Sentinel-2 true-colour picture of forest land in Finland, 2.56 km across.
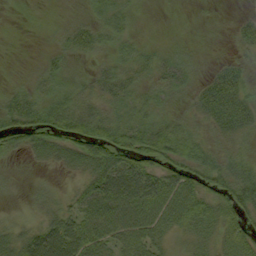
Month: September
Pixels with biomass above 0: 73%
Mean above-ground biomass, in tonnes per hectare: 35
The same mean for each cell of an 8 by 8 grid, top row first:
3 4 7 37 6 1 4 11
1 6 27 22 18 13 4 23
6 21 16 36 21 34 26 40
48 44 47 33 30 19 46 52
32 55 70 75 59 52 27 29
6 6 30 101 90 53 40 45
6 24 45 83 78 68 44 46
38 79 78 56 56 17 22 36
